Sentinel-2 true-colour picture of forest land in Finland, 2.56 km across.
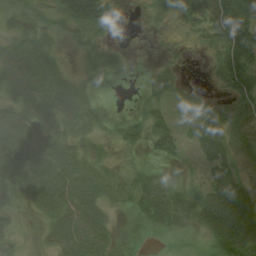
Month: August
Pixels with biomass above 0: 72%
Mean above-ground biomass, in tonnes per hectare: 35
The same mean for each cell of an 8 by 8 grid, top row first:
40 32 77 20 6 27 48 59
42 34 22 19 1 9 23 62
60 53 23 9 10 28 8 54
43 44 45 8 29 11 26 37
73 49 28 16 28 36 46 45
54 66 47 25 34 19 26 20
20 42 54 19 51 61 58 68
23 24 57 34 13 12 21 75
